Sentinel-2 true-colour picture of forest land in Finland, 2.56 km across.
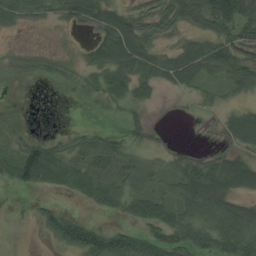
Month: August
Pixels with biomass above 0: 63%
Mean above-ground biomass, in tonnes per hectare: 34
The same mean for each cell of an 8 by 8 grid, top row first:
44 24 38 49 52 64 58 64
10 7 10 74 50 27 50 48
10 13 19 53 41 40 19 56
12 0 1 11 17 1 7 26
26 36 30 38 15 3 2 28
48 56 49 41 48 35 59 69
4 22 8 34 55 55 69 42
0 13 58 52 45 53 55 69
